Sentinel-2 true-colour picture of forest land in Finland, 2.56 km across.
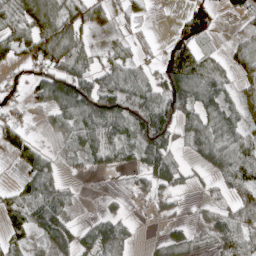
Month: April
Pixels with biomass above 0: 66%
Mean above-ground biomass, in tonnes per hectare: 53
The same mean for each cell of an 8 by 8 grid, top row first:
50 98 60 30 18 19 65 32
55 101 78 25 22 59 20 48
22 88 92 65 55 102 95 30
12 44 98 98 104 85 74 45
62 13 47 56 79 45 79 70
15 70 8 11 49 64 23 92
60 85 8 16 12 27 21 93
32 58 52 87 7 48 28 59
